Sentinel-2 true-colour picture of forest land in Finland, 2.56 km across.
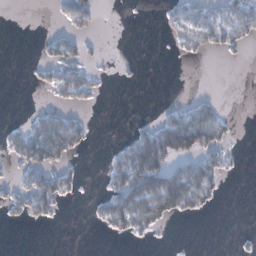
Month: January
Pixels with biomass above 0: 29%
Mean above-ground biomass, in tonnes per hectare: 31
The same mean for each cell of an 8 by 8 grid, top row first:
0 2 57 0 0 42 58 72
0 28 34 0 0 17 34 22
0 33 65 3 3 0 0 0
0 31 18 0 0 39 54 0
51 115 42 9 117 125 75 5
18 64 17 45 153 104 75 4
33 47 0 66 109 66 21 0
0 0 0 7 10 0 0 5
